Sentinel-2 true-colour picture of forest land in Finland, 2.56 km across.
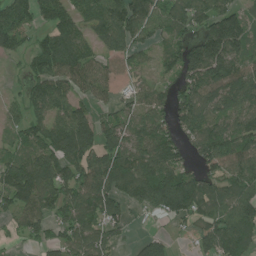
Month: July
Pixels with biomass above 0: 80%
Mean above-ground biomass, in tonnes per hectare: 110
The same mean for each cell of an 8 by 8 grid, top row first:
132 113 78 156 131 140 131 90
72 126 106 100 77 92 200 106
15 133 103 58 58 77 161 144
45 117 96 57 93 115 117 115
55 139 181 123 128 98 132 120
176 175 128 146 172 152 95 102
116 115 140 102 72 135 105 143
27 80 122 72 59 32 120 135
